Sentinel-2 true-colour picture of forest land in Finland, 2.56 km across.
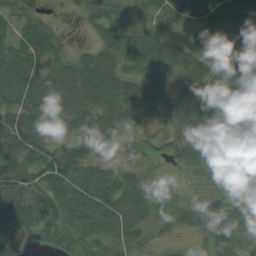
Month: August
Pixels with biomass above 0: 88%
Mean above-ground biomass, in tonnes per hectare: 60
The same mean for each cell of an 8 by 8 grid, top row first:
42 14 17 64 39 51 49 59
72 69 18 63 89 60 54 67
106 61 78 78 70 74 68 63
77 84 76 68 38 56 55 47
76 72 80 43 23 39 73 79
72 98 116 81 30 8 40 25
88 94 101 103 70 27 54 39
52 46 67 73 32 17 46 56
